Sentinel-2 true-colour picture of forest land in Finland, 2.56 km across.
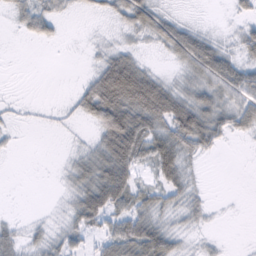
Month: February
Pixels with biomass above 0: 60%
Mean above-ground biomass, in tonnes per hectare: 31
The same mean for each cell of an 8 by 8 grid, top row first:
25 41 7 23 53 16 1 17
0 5 1 19 12 61 61 37
0 0 9 113 72 20 55 55
5 2 25 106 85 84 63 51
4 0 8 71 64 70 40 3
0 0 39 77 17 54 3 0
0 2 49 54 40 30 15 0
30 28 23 50 76 29 9 0
